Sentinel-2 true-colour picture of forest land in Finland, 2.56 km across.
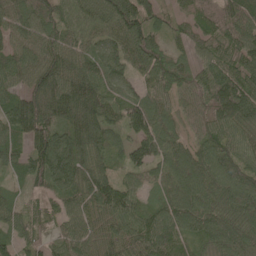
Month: May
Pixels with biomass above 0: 96%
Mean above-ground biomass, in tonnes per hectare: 94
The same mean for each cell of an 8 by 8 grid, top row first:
93 96 91 126 114 49 96 139
80 97 86 85 115 47 71 116
76 147 161 93 66 87 96 122
115 150 154 83 113 55 96 121
68 123 113 73 114 73 85 83
45 120 115 65 76 106 111 97
49 28 88 112 64 101 108 105
64 43 101 94 113 86 74 95
